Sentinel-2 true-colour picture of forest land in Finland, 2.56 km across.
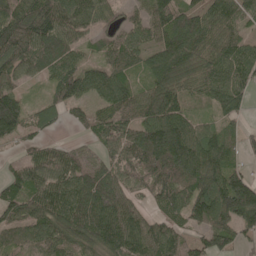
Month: May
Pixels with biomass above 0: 88%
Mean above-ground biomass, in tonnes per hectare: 98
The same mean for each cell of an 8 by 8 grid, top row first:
91 126 119 53 63 114 90 85
124 131 69 91 83 142 102 94
66 62 115 103 55 113 99 94
145 69 51 87 101 114 41 59
44 47 35 93 153 172 114 46
65 113 110 97 97 137 148 89
104 134 144 135 49 95 153 183
75 106 100 135 128 85 74 58
